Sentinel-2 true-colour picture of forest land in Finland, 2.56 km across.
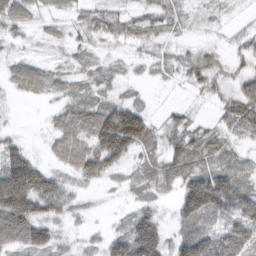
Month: March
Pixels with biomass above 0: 81%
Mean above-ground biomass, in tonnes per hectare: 58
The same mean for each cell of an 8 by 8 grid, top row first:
63 28 38 56 54 57 20 8
16 15 31 23 38 32 30 30
40 49 39 27 13 21 60 44
5 19 76 104 56 29 8 88
41 29 90 169 85 76 80 37
183 82 67 43 51 79 109 86
157 86 22 6 49 46 119 101
74 69 17 62 162 52 93 93
